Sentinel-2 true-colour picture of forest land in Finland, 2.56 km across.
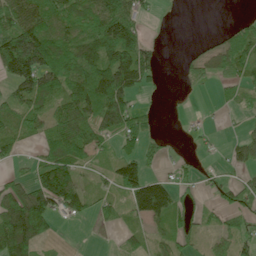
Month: June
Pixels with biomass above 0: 61%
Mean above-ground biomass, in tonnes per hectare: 63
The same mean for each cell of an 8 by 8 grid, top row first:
109 98 87 175 31 0 0 6
192 166 108 162 89 1 25 72
117 104 124 168 67 2 24 42
62 62 110 144 20 1 2 14
40 66 99 32 55 3 9 43
27 108 36 52 133 25 11 17
114 93 59 25 132 75 22 57
125 28 0 3 23 51 20 49
